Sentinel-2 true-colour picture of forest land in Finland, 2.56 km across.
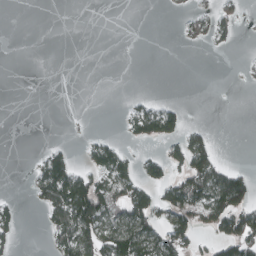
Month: March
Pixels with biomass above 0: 28%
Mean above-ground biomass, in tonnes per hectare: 31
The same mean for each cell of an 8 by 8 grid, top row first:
0 0 0 0 0 4 32 22
0 0 0 0 0 2 9 4
0 0 0 0 0 0 0 3
0 0 1 0 57 43 0 0
0 11 9 35 27 45 46 0
0 80 57 83 49 44 104 44
19 56 123 72 82 89 95 89
16 17 96 105 101 72 23 103
